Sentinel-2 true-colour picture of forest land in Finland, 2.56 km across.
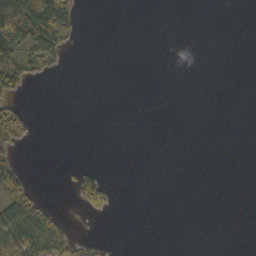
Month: October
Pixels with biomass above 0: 15%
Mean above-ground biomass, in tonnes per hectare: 22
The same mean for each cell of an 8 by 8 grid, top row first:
182 206 30 0 0 0 0 0
107 122 3 0 0 0 0 0
106 11 0 0 0 0 0 0
61 0 0 0 0 0 0 0
42 0 0 0 0 0 0 0
65 0 44 3 0 0 0 0
100 28 30 33 0 0 0 0
97 99 17 4 0 0 0 0
